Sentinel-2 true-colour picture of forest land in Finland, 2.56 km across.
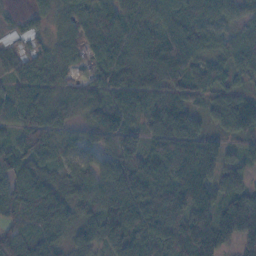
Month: November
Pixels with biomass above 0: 93%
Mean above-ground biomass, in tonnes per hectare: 73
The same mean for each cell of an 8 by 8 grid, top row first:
14 35 48 80 83 77 68 50
41 47 45 76 74 88 51 51
72 72 36 72 86 58 81 32
97 102 44 75 53 78 46 98
63 70 52 79 65 95 72 41
78 45 71 113 104 83 101 66
99 96 71 142 99 92 84 83
89 89 50 107 92 91 103 76
